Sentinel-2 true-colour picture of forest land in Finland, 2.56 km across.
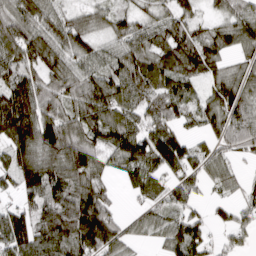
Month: March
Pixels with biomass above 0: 86%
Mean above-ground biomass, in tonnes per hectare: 83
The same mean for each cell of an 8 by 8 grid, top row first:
85 74 54 63 50 70 34 80
89 111 88 54 77 104 102 66
110 85 88 91 101 90 65 87
153 88 102 104 73 76 89 102
104 118 107 92 117 120 48 72
95 124 118 41 86 65 67 40
59 89 155 65 46 60 30 48
109 110 136 105 27 93 57 35
